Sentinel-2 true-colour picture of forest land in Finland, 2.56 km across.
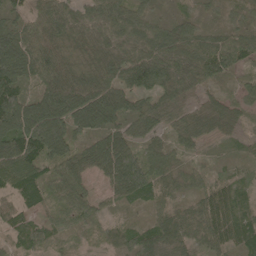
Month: May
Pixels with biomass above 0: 93%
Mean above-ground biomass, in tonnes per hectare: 74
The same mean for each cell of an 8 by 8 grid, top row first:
48 103 91 113 67 46 34 48
125 107 52 99 111 114 88 89
88 112 83 90 89 116 70 32
152 143 123 98 72 53 61 44
111 132 62 93 56 43 23 22
105 62 73 85 94 44 37 30
64 41 69 30 35 62 83 54
52 56 19 38 69 82 59 70
